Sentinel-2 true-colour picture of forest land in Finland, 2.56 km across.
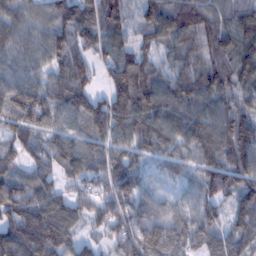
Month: February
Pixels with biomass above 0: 95%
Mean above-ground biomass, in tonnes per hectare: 98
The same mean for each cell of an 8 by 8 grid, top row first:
74 82 123 66 69 102 90 87
83 97 134 90 70 84 91 126
68 75 124 71 111 96 107 98
117 106 111 153 126 109 96 95
97 88 92 85 86 90 128 138
76 76 79 107 48 36 104 130
148 130 77 119 86 49 97 99
146 190 60 69 128 104 99 112
